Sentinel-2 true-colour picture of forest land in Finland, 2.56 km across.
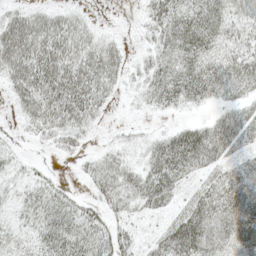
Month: May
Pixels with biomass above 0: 77%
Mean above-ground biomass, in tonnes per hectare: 33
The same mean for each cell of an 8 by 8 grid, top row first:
34 33 16 0 21 45 44 35
71 58 42 27 14 46 36 35
48 69 55 32 28 53 43 49
18 53 46 5 11 13 11 33
9 12 14 11 20 51 53 30
15 12 10 42 43 42 31 37
17 35 25 26 26 24 52 46
22 34 36 40 17 55 52 43
